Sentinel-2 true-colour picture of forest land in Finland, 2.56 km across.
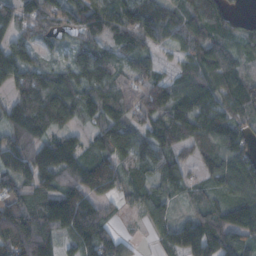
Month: October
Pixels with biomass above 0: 89%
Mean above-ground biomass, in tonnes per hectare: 97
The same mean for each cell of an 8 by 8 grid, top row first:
95 119 118 105 131 74 98 24
105 46 78 69 79 44 69 52
112 93 88 85 84 72 98 67
121 151 101 120 102 121 112 73
79 103 73 105 94 89 88 83
126 139 150 152 62 79 56 147
125 139 183 42 78 34 67 118
209 129 112 94 13 120 141 94
